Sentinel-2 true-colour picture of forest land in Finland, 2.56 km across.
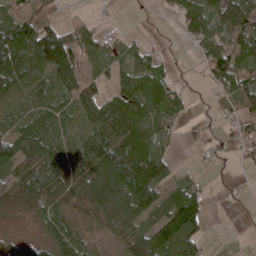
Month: April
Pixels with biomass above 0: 72%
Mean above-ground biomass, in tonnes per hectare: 52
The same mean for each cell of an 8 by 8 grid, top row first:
36 23 6 2 5 25 72 95
85 133 64 37 25 6 58 68
56 44 55 35 72 19 28 74
27 54 54 74 77 41 8 54
62 75 60 91 89 12 27 33
70 122 86 97 106 24 8 6
42 63 62 73 67 103 37 8
32 42 51 35 96 94 18 0
